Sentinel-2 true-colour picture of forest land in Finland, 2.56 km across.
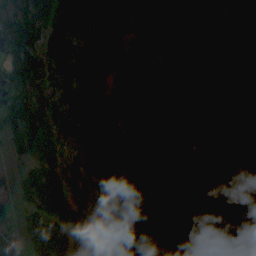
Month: August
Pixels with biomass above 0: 84%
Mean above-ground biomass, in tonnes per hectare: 105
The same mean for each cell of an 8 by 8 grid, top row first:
91 104 124 90 55 88 81 76
176 99 118 152 104 136 139 110
136 110 135 152 119 111 137 90
107 92 119 141 109 101 48 90
93 78 78 77 107 89 104 164
49 108 85 116 42 95 86 99
47 106 72 101 70 79 142 89
74 151 95 111 169 132 145 138
